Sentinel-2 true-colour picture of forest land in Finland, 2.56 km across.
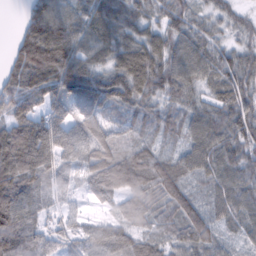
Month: February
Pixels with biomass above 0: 93%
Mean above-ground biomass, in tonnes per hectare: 79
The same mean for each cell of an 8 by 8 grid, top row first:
7 109 64 91 66 75 47 38
64 153 78 73 97 79 66 53
68 96 135 109 105 90 62 88
91 70 98 66 66 51 71 93
134 124 92 80 58 38 91 92
131 81 49 117 111 87 64 80
141 49 15 34 69 87 62 76
120 65 66 104 65 62 72 35
